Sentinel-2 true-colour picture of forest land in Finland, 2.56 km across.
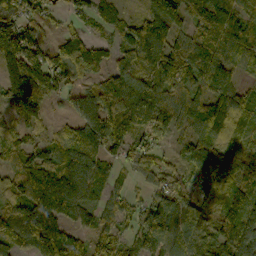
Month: October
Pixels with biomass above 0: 90%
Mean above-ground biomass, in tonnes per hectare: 102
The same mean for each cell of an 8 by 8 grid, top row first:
115 50 54 76 86 102 158 97
179 83 128 65 147 99 123 125
186 126 73 95 107 119 114 57
119 45 79 170 129 123 127 101
91 81 104 99 83 37 123 83
108 138 128 66 68 64 115 92
106 158 95 79 73 98 68 125
96 157 50 87 140 99 59 134
